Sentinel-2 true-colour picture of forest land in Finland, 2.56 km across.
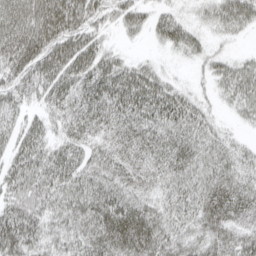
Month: April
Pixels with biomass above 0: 89%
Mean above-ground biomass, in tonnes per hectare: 50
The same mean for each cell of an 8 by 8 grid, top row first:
68 77 63 37 33 33 29 60
73 74 69 22 6 34 25 8
59 66 58 66 59 18 22 54
38 36 55 56 57 63 27 26
45 41 45 47 56 61 44 24
59 63 55 50 47 52 54 53
68 53 57 71 55 51 61 53
83 40 48 69 71 53 54 52
